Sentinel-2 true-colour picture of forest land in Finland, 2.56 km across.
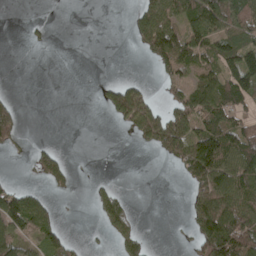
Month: April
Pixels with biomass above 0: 41%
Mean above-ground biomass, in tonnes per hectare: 47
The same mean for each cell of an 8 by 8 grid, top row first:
0 2 0 0 64 72 115 93
0 8 0 0 54 110 82 98
0 0 0 13 14 55 70 101
36 0 0 64 119 76 107 48
24 14 0 0 42 109 129 101
4 56 2 3 0 11 117 93
112 38 0 55 0 0 100 92
65 69 8 25 28 2 139 142
